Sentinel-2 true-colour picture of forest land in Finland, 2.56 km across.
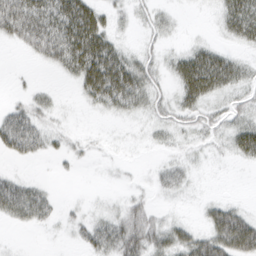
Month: March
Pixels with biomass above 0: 57%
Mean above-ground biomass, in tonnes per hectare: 27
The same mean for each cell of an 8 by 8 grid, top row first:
79 72 80 19 14 8 2 56
12 59 82 44 12 8 28 13
2 1 44 83 40 30 72 29
29 17 3 21 19 26 21 21
47 21 10 3 5 12 13 37
15 2 3 3 4 22 2 0
42 23 8 12 28 4 24 24
1 1 16 47 56 41 52 87
